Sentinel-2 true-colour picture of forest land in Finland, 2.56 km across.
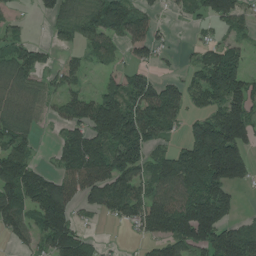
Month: July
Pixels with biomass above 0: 68%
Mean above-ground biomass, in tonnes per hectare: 93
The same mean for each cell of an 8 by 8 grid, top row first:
17 43 85 120 57 15 72 70
59 31 48 47 72 13 48 55
89 38 43 48 87 47 134 123
89 36 108 189 142 75 90 141
99 7 126 150 124 35 253 147
153 69 180 156 83 150 184 102
131 177 63 84 109 140 190 29
45 102 101 4 44 131 131 146
